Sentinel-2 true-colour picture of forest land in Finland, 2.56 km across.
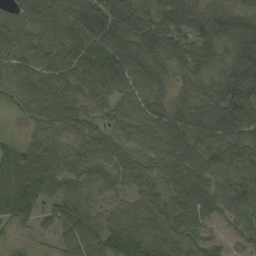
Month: September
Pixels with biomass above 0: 93%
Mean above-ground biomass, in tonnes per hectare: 74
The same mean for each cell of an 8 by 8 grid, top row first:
44 92 92 98 83 86 94 85
64 68 93 116 97 81 86 104
61 77 82 92 93 58 72 127
29 91 84 61 87 84 101 99
54 47 62 63 70 110 106 121
89 43 61 62 69 91 81 77
23 37 52 37 63 87 74 65
24 21 80 81 70 74 47 39
